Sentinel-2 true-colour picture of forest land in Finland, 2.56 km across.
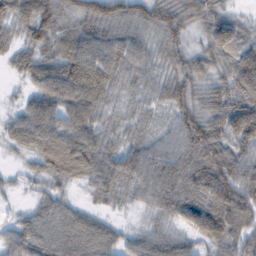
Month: February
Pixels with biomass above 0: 94%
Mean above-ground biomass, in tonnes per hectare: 60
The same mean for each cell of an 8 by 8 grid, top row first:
65 82 72 78 69 80 72 29
42 56 73 73 48 58 62 61
18 75 92 54 38 61 48 86
29 75 77 25 26 56 63 96
39 81 93 37 45 57 107 69
14 51 59 68 63 79 102 82
14 49 32 21 28 66 89 88
65 73 73 48 49 47 59 55
